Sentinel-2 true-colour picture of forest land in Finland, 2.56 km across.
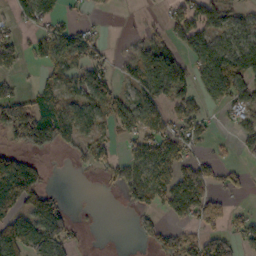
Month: October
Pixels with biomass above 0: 55%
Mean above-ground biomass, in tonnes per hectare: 62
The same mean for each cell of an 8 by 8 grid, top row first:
30 51 16 8 7 63 81 38
68 49 94 13 57 45 88 82
38 48 68 57 98 106 99 81
119 97 78 86 82 49 26 49
54 58 53 40 72 81 23 41
190 27 5 36 76 88 85 29
123 110 3 0 39 91 116 16
137 156 18 0 21 88 80 65
